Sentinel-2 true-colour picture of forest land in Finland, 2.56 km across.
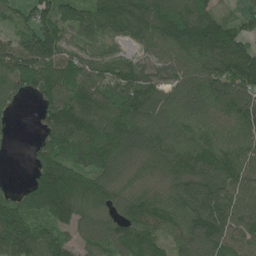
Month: June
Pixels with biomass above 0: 90%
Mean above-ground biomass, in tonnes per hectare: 114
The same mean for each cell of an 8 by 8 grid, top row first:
55 112 92 170 181 155 111 45
114 144 60 40 72 144 171 116
114 117 106 110 103 89 133 163
18 96 159 146 144 116 114 140
6 96 148 151 125 130 124 113
1 150 119 104 70 114 133 106
128 164 134 93 131 105 161 110
163 109 77 123 126 79 139 88
